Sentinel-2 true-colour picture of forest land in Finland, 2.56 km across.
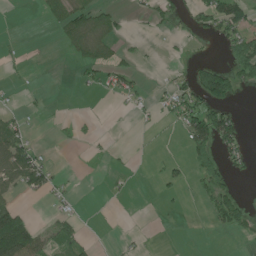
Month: June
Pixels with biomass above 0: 28%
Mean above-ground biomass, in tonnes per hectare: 27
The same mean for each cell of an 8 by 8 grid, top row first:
0 19 55 40 15 24 59 66
3 0 53 39 4 4 2 57
6 1 10 29 7 20 124 57
15 3 1 1 8 45 87 13
78 3 6 2 2 3 80 47
77 41 1 8 0 17 57 11
52 8 7 0 0 3 16 48
192 37 25 1 4 0 0 9
